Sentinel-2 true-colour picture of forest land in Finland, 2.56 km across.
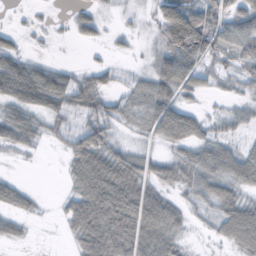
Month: October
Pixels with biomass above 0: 65%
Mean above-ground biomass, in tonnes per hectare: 38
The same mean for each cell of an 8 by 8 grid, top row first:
2 3 23 5 6 80 58 63
23 3 4 8 3 85 67 48
73 58 29 16 17 74 21 30
38 41 40 31 27 59 10 19
37 10 58 33 11 37 39 21
8 0 64 84 45 37 49 51
31 2 73 102 91 41 21 71
17 0 47 85 71 35 7 72
